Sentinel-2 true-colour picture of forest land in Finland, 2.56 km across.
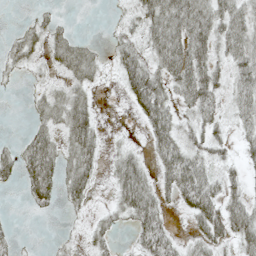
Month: May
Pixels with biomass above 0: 59%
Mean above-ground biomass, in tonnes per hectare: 33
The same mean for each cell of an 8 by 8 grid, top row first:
2 19 0 6 41 57 53 47
35 34 35 22 29 54 37 53
10 15 34 6 64 53 51 41
0 37 52 0 46 28 38 38
21 53 59 9 14 51 42 19
34 70 55 29 40 75 41 21
1 23 16 20 66 20 68 48
13 3 11 18 50 28 44 41
